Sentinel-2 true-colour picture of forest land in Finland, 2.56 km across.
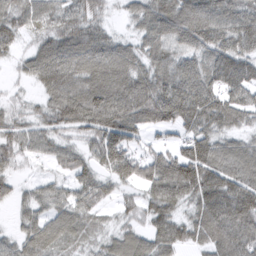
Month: March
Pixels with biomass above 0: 86%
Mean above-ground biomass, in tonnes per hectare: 79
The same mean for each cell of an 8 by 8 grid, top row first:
50 61 39 13 67 117 108 93
37 60 74 69 68 76 96 95
14 86 95 106 95 129 99 116
31 58 106 130 123 146 138 99
62 55 48 123 46 62 101 59
31 24 62 68 95 165 116 101
34 62 68 27 59 70 114 133
52 76 47 49 67 84 78 105
